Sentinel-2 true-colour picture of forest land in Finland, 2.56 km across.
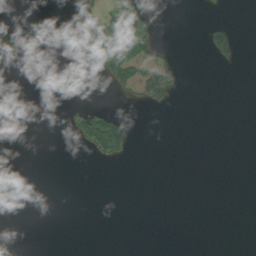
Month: August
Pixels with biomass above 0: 10%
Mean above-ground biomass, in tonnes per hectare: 12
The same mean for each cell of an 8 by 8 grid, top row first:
1 0 48 52 31 0 4 0
28 0 36 66 89 7 42 16
0 0 0 39 143 31 0 0
0 0 25 19 5 1 0 0
0 0 14 67 0 0 0 0
0 0 0 0 0 0 0 0
0 0 0 0 0 0 0 0
0 0 0 0 0 0 0 0
